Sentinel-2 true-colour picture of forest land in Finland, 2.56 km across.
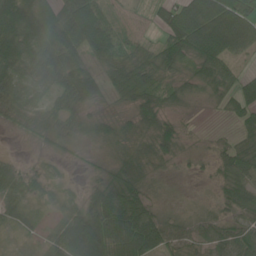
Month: June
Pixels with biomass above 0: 80%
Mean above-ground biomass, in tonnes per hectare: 51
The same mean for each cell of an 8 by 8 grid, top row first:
106 88 121 32 10 73 100 115
97 93 88 76 27 78 101 53
56 42 97 65 80 31 43 34
35 34 34 14 49 21 5 46
1 11 17 28 25 37 7 47
33 29 6 50 44 8 9 56
29 16 50 120 73 8 11 35
13 32 131 121 111 42 45 61
